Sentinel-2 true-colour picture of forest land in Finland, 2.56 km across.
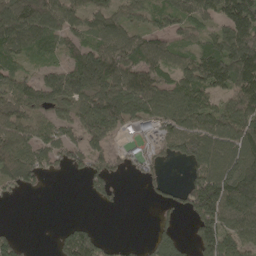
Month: April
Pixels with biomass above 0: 72%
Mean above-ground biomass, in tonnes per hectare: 86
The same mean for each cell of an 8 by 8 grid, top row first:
132 165 81 86 62 82 84 176
110 87 84 114 105 69 96 146
93 73 133 112 97 83 139 136
88 65 82 122 101 110 108 135
109 85 79 50 45 90 123 118
98 34 37 59 42 1 125 137
3 0 0 12 1 47 181 122
54 3 152 23 16 69 140 114
